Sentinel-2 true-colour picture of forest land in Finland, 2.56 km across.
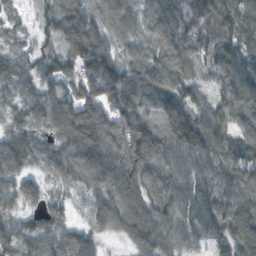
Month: October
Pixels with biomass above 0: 95%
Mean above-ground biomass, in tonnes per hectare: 92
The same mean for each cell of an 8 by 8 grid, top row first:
25 53 93 95 62 98 106 105
41 45 108 78 67 113 81 92
67 65 121 140 103 97 43 102
60 95 141 113 86 124 99 101
94 66 133 107 164 134 124 109
80 45 105 115 103 110 106 125
61 70 32 119 102 96 110 98
100 100 90 24 105 77 74 96
